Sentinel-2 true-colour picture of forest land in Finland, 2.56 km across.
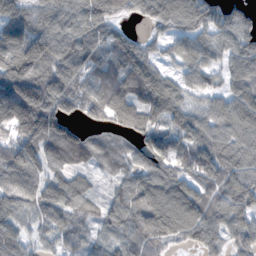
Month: November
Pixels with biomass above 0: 89%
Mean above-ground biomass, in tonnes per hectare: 89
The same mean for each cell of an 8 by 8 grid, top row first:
93 79 93 61 70 134 98 76
159 114 105 87 49 64 91 109
168 110 86 96 98 45 53 102
124 143 68 108 115 70 75 114
95 107 103 57 95 78 83 86
111 81 57 36 92 87 87 89
83 93 54 66 121 150 98 95
90 48 63 43 83 67 63 72
